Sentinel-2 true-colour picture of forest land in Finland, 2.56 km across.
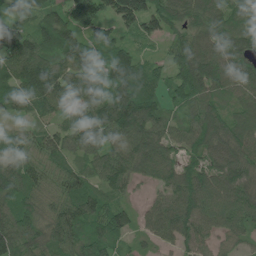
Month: June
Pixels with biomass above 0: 94%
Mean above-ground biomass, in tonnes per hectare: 85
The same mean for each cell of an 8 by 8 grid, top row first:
42 83 113 89 143 85 91 61
137 100 115 82 32 59 101 86
103 120 113 94 103 77 110 88
66 58 88 123 124 45 90 56
67 81 79 89 111 76 95 81
104 76 65 83 55 87 88 93
91 68 97 74 35 103 104 100
103 88 88 66 33 69 58 45
